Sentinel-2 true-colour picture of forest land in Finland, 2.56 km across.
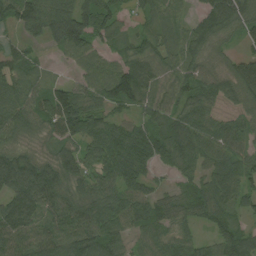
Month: August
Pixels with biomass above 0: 89%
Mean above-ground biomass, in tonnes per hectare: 81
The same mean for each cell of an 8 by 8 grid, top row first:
88 104 115 66 37 42 101 119
43 29 95 46 56 67 74 34
77 38 54 121 107 70 79 134
90 94 146 55 62 76 76 54
54 41 92 117 94 112 93 64
160 112 97 93 63 41 67 87
128 99 86 87 83 63 87 53
107 96 111 78 62 64 48 86
